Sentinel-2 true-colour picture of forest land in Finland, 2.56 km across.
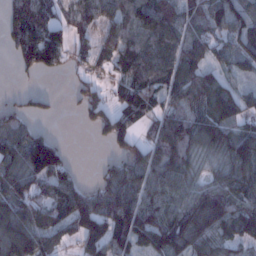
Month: January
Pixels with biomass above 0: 78%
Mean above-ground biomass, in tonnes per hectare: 77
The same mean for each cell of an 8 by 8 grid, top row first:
87 80 68 64 105 76 94 92
66 128 39 63 80 81 70 76
9 5 24 36 90 88 87 39
45 18 24 58 60 61 91 75
115 111 0 45 52 101 95 105
117 115 26 71 95 89 46 109
106 79 59 97 114 97 141 94
158 67 37 87 109 120 98 77
